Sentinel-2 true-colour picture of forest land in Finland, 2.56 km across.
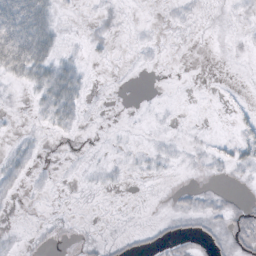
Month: October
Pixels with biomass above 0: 30%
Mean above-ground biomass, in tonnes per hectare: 6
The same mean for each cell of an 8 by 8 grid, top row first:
49 25 2 5 0 3 1 2
50 29 3 4 2 0 0 1
11 29 17 0 0 0 0 0
2 17 10 0 1 1 0 3
6 1 1 1 2 3 3 12
12 2 2 4 3 1 3 3
2 1 0 0 0 5 9 6
2 2 2 3 5 10 8 9
